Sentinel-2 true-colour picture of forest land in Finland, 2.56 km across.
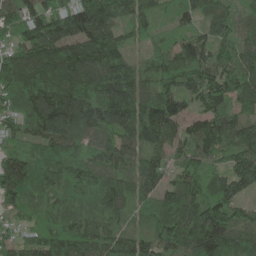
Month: May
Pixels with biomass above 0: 97%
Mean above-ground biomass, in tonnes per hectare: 113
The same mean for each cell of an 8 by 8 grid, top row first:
109 128 150 111 107 51 88 63
105 142 133 118 42 72 104 109
165 155 143 161 83 100 156 119
97 176 173 179 140 109 114 78
55 117 118 132 108 90 132 117
174 92 122 106 115 74 117 159
71 58 63 83 64 131 161 93
71 114 135 90 81 139 169 122
